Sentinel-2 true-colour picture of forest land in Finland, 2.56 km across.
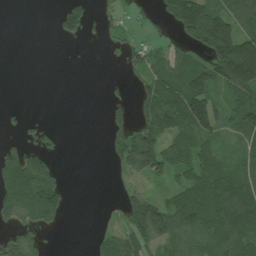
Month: July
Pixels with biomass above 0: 55%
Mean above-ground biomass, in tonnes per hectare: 68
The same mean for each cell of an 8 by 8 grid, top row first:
0 2 78 22 23 139 157 99
0 0 1 8 53 47 135 158
0 0 0 7 55 98 118 148
6 0 0 36 104 165 123 96
41 24 0 61 143 100 57 45
147 116 0 17 93 71 115 90
105 142 0 8 171 121 131 137
79 17 0 68 106 96 82 95
